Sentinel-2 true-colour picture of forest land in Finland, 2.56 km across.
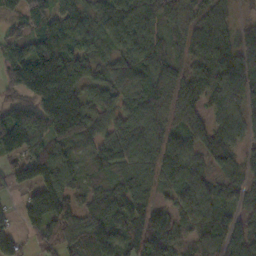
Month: October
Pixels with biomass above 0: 89%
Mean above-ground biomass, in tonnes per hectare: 98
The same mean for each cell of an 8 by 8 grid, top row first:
90 94 96 42 87 65 84 22
86 158 66 55 79 46 101 98
160 296 98 95 126 87 86 105
116 177 176 80 126 68 57 63
165 143 76 103 122 75 88 53
61 152 94 84 100 101 56 71
28 184 87 107 103 76 96 59
67 86 108 145 129 74 75 110
